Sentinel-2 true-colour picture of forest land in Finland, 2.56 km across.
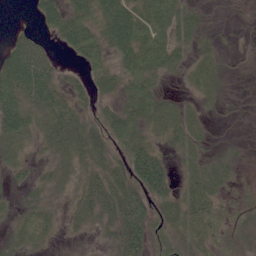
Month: June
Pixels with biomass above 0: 75%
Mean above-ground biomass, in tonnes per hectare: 35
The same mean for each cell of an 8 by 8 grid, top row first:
0 44 51 76 75 60 8 3
51 22 57 52 88 47 15 2
92 66 16 35 54 12 34 2
73 49 28 29 56 34 13 3
36 29 43 36 53 23 16 11
16 18 25 45 89 21 44 13
16 24 29 49 67 38 34 14
22 17 7 21 65 24 22 12
